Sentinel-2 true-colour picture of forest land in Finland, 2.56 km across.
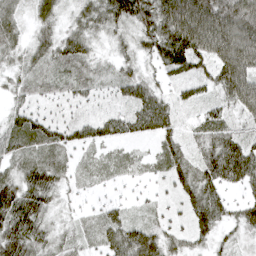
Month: April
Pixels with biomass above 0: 91%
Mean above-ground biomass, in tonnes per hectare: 53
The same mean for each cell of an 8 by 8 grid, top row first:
39 45 41 72 80 129 119 109
42 52 58 27 44 112 97 127
32 47 54 38 44 38 45 104
37 21 20 26 67 39 37 51
57 63 47 38 18 45 64 63
47 67 22 23 16 50 71 77
99 49 15 30 15 21 73 40
88 45 30 64 85 31 37 29
